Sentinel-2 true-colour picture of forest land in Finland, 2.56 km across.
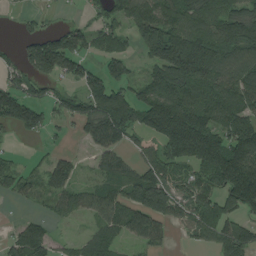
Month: August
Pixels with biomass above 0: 69%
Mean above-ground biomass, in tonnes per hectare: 90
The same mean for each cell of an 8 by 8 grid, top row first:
16 18 17 70 137 131 132 105
27 140 81 77 77 184 175 115
62 79 75 88 42 160 151 132
117 52 81 173 22 124 142 134
8 16 20 104 37 165 177 159
70 84 31 83 103 67 103 172
7 28 63 106 170 82 114 111
75 74 45 77 92 14 51 142
